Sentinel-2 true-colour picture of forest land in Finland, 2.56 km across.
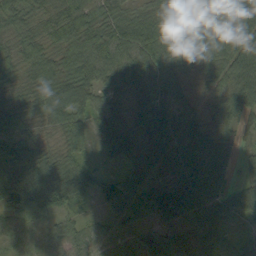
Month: September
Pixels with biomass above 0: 95%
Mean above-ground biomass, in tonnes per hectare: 57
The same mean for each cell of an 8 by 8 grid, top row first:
53 46 72 62 51 49 64 89
51 56 65 77 82 66 66 77
48 66 75 42 60 50 28 74
60 67 57 63 55 44 28 52
76 33 44 57 43 65 54 30
119 93 73 28 52 54 77 25
76 58 28 37 58 70 61 56
24 25 44 46 62 75 58 39
